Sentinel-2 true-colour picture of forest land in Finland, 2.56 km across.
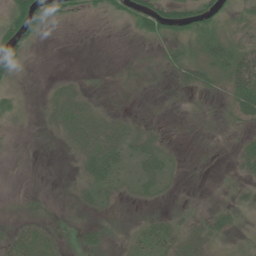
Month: June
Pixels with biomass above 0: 50%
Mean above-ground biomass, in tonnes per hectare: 17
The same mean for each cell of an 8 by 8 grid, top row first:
47 51 10 11 41 44 38 14
39 1 0 0 3 18 32 32
18 4 9 3 5 15 25 49
15 17 34 12 3 2 9 30
1 4 30 37 29 4 3 11
0 0 21 29 30 8 0 13
0 0 10 10 10 11 11 12
30 19 14 15 26 31 28 13
